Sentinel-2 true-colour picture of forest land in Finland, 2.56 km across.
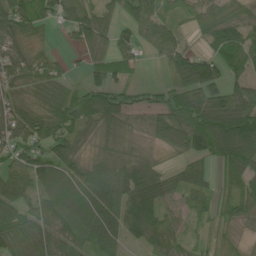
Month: June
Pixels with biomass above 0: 81%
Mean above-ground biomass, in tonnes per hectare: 71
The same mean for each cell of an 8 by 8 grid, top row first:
112 55 91 50 89 38 62 55
67 21 46 66 38 77 43 106
51 61 19 66 8 63 114 58
68 85 79 92 48 95 130 114
73 75 48 53 21 75 106 154
77 110 93 117 104 48 37 101
79 89 110 91 150 34 46 77
86 73 50 68 58 44 25 20
